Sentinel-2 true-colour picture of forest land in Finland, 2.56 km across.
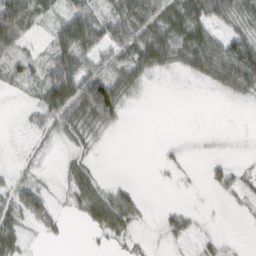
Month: February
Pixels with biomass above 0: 59%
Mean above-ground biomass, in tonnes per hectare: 31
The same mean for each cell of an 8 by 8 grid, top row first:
106 26 61 44 74 58 61 44
40 28 76 55 72 75 74 66
25 53 78 64 27 2 29 54
2 53 53 63 0 0 0 1
2 10 22 1 0 4 2 1
14 4 40 2 0 4 13 20
60 47 34 71 12 13 1 4
47 11 0 20 7 19 14 1
